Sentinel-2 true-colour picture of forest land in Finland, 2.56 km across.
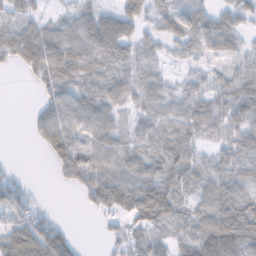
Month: November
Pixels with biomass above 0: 79%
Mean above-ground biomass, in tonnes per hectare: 50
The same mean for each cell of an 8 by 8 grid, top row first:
29 19 40 44 42 44 39 43
70 89 69 70 37 24 37 26
1 58 65 61 49 18 27 57
0 60 64 48 41 52 60 62
0 55 53 62 47 78 29 70
14 1 59 81 68 66 50 64
53 13 10 50 89 53 66 97
85 107 12 18 50 39 105 118
